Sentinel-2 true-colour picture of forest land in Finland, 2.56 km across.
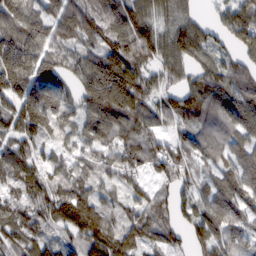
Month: February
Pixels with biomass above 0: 92%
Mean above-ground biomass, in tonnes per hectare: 94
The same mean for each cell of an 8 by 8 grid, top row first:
120 96 120 113 90 60 22 119
146 92 64 113 136 91 84 57
143 110 87 217 92 47 89 105
121 165 81 146 94 95 113 127
94 58 69 108 105 64 114 92
87 62 58 58 56 77 57 123
72 80 138 56 77 57 106 94
81 59 95 120 75 48 117 74
